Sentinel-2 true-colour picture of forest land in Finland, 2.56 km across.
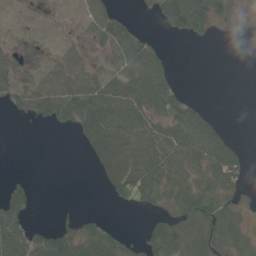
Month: May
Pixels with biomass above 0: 56%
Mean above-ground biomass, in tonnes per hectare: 35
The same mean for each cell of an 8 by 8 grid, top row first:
17 15 25 30 6 89 60 18
24 21 25 45 47 1 2 0
40 47 52 56 88 16 0 0
21 59 76 78 63 49 17 0
0 0 18 79 64 74 79 12
5 0 0 50 71 55 51 31
46 0 5 6 18 36 56 27
72 47 52 36 21 53 50 38
